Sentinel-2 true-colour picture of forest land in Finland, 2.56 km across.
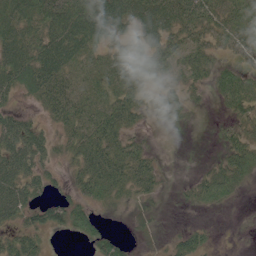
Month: June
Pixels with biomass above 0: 75%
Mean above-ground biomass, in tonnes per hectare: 45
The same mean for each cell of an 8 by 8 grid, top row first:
62 68 97 122 90 86 65 62
72 70 67 37 50 52 48 44
63 71 36 59 46 31 36 58
33 33 55 61 32 44 5 41
69 41 58 60 21 0 1 48
77 35 47 70 56 2 40 52
69 52 52 18 17 6 22 4
54 17 20 35 8 30 20 1
